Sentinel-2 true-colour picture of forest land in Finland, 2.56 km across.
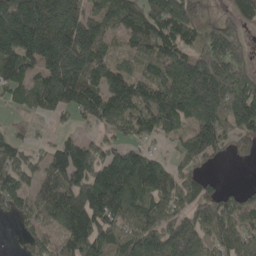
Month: May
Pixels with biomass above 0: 83%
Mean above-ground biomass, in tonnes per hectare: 132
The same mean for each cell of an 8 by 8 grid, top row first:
296 251 165 105 134 163 101 80
217 249 256 61 85 126 166 105
125 183 204 142 98 201 270 180
33 87 95 137 115 173 242 181
83 39 53 69 63 52 143 87
99 91 127 225 180 86 44 0
74 103 200 184 130 123 118 96
18 70 162 132 180 164 108 96
